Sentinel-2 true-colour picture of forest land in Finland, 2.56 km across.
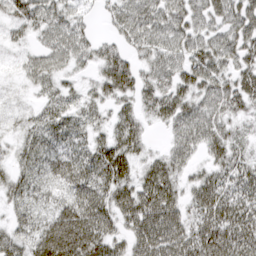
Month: March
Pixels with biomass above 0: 86%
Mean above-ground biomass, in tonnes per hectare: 47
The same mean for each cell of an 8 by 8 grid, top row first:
45 53 31 33 58 52 51 60
13 41 45 34 44 50 55 55
10 36 19 60 36 42 53 48
13 32 31 30 32 54 53 32
23 44 35 54 28 41 46 30
40 47 63 69 44 45 41 52
37 34 68 57 73 51 66 60
52 90 100 49 62 68 74 61
